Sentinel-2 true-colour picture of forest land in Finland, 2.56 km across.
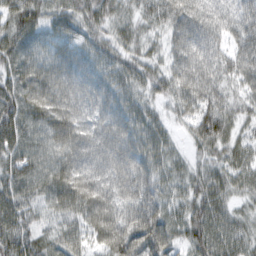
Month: February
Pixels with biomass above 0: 97%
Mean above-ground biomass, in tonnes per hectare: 64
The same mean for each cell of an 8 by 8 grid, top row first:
76 57 62 56 49 86 85 68
78 47 48 52 43 61 74 61
73 70 65 54 51 67 78 47
78 82 67 68 46 38 86 47
71 59 74 81 62 25 77 52
70 68 83 81 72 44 59 55
78 43 72 77 87 49 79 37
83 47 44 85 98 51 84 59
